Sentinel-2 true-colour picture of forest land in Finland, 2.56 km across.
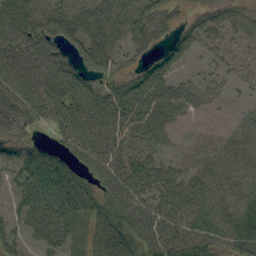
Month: September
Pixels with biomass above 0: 81%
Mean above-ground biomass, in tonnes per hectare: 48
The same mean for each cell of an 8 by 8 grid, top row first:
74 50 48 49 56 26 37 21
75 65 48 43 35 48 23 12
82 85 59 40 67 31 23 11
67 61 78 84 66 35 28 20
44 22 77 68 33 16 42 24
47 65 42 67 57 40 34 21
47 70 52 64 62 41 46 39
41 58 29 69 45 41 63 61
